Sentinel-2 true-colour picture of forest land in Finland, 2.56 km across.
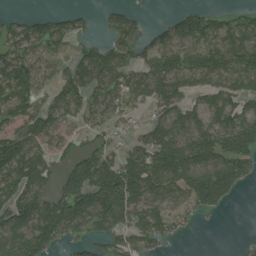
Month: July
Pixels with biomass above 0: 69%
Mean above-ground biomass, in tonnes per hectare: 95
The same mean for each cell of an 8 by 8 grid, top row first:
22 46 35 59 20 44 82 53
82 80 48 83 67 126 104 144
151 50 94 95 122 137 112 122
104 98 75 62 29 108 118 112
147 85 44 48 86 161 160 145
150 104 155 175 177 152 154 100
156 139 168 202 119 56 75 2
122 116 47 66 83 23 0 2
